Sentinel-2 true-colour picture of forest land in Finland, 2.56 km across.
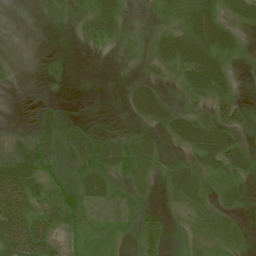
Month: July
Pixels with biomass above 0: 72%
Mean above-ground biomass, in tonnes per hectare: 28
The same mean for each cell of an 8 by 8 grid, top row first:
0 9 24 50 9 33 58 33
2 1 4 10 12 70 75 30
4 7 0 0 26 23 67 10
0 19 1 0 56 34 25 34
29 47 43 39 39 24 71 32
70 34 35 36 25 38 27 23
72 32 39 15 17 12 25 20
73 47 18 19 36 9 18 13
